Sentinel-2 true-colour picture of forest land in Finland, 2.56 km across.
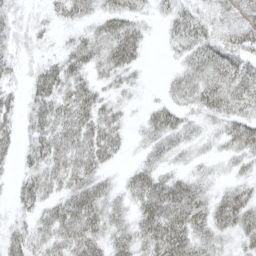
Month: April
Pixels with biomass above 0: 81%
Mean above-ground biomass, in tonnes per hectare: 33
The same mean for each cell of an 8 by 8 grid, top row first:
18 14 26 39 18 31 25 33
20 10 38 53 21 21 44 38
14 51 34 26 7 23 45 47
26 46 47 28 14 32 31 37
27 52 46 38 21 31 13 39
18 46 49 14 40 29 17 19
19 31 57 35 43 59 40 51
33 41 53 39 43 57 36 25
